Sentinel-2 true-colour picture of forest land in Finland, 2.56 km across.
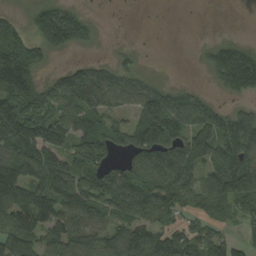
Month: August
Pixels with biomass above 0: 76%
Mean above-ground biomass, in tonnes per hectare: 96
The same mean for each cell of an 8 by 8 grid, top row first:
29 129 66 0 0 0 0 0
176 95 49 12 4 0 45 76
267 48 104 78 43 8 30 159
153 94 97 61 136 130 85 64
133 163 100 90 149 126 141 172
136 136 134 91 103 131 101 184
175 152 134 106 128 102 103 86
160 105 101 105 95 97 98 38
